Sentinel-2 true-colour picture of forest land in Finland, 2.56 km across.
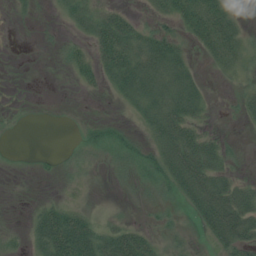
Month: July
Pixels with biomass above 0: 59%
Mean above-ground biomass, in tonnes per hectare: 29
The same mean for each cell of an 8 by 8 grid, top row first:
7 4 40 38 14 41 63 13
0 4 20 64 52 38 33 36
0 0 20 35 64 58 7 20
4 0 1 4 44 59 17 16
0 0 20 44 33 67 41 7
2 7 23 12 37 62 65 18
0 34 29 9 12 15 67 63
10 77 79 55 34 26 22 53
